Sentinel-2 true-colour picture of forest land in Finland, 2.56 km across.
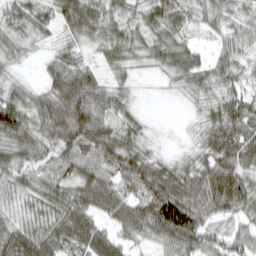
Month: March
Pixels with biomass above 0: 92%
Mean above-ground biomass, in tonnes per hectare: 57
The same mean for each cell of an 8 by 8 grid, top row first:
46 44 100 61 50 64 36 38
39 20 35 63 45 64 25 45
25 43 96 34 8 33 59 39
85 81 108 57 13 1 34 57
85 58 86 92 43 6 50 78
63 54 73 61 84 68 82 82
30 55 68 69 74 132 81 69
74 64 60 51 32 73 60 59
